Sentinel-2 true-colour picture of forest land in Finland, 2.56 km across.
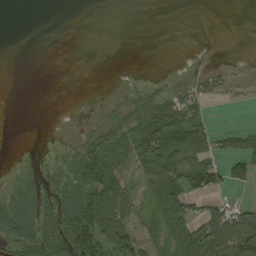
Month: September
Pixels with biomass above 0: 42%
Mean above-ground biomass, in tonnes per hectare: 31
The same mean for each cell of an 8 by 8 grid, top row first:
0 0 0 0 0 0 0 0
0 0 0 0 0 0 0 0
0 0 0 0 5 3 28 9
0 0 0 17 52 78 27 1
0 1 33 88 88 66 45 35
8 20 75 79 38 58 53 33
58 40 100 85 22 74 31 35
41 68 118 85 18 69 66 137
